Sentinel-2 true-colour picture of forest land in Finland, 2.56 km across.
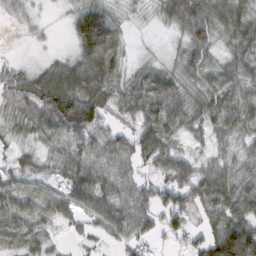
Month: February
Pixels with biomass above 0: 85%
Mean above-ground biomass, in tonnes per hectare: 56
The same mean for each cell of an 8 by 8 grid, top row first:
30 5 83 53 8 69 81 72
2 7 73 107 3 15 56 53
60 72 92 60 52 47 54 59
43 111 138 41 74 66 55 68
16 39 75 66 85 35 33 30
43 22 74 63 34 81 57 47
54 53 57 62 58 80 62 75
49 30 15 30 42 33 70 180
